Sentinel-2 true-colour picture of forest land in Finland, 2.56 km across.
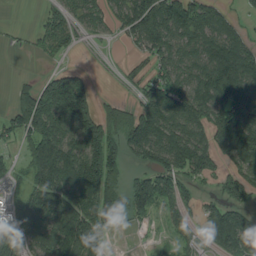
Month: August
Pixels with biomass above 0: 74%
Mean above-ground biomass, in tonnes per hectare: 112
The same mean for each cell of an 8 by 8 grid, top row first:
0 52 55 70 203 182 125 31
11 65 34 6 80 117 121 123
19 94 109 3 62 116 186 206
120 204 203 61 125 146 162 192
54 207 156 146 152 141 120 179
65 179 265 141 100 111 63 110
88 185 184 146 78 59 61 102
153 142 226 19 3 34 72 170
